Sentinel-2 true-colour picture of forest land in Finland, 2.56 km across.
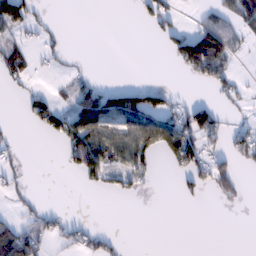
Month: February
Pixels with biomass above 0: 33%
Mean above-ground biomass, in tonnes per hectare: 36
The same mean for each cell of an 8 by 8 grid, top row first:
86 10 0 0 32 27 27 81
37 26 0 0 0 62 144 29
29 8 26 1 0 1 55 21
1 69 92 107 124 59 72 18
13 6 119 100 104 101 46 53
18 0 42 56 46 20 64 28
13 13 0 0 1 1 2 9
94 41 42 21 0 0 0 0
